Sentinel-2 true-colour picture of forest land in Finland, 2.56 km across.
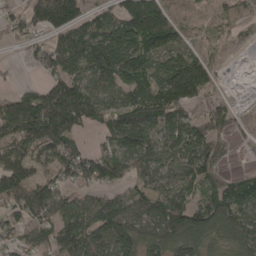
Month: April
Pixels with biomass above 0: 81%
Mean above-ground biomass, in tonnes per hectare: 100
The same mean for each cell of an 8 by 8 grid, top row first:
58 147 119 97 197 56 27 38
16 111 172 190 128 93 27 14
13 65 99 112 109 191 77 1
147 205 152 92 161 128 62 16
109 149 49 68 102 97 110 14
152 62 111 103 67 71 101 63
100 121 93 129 116 135 121 129
63 80 146 156 114 143 94 102
